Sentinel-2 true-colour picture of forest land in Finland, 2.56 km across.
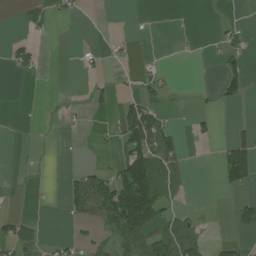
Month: July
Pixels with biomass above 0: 24%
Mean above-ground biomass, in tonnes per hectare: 29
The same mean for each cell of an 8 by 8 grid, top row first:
4 23 9 0 0 0 0 2
31 0 9 12 0 3 5 34
5 1 4 11 24 5 0 59
0 1 4 11 88 5 13 1
1 1 0 9 120 42 10 72
4 1 39 55 167 58 0 90
4 3 40 137 193 30 3 35
56 10 23 43 102 109 21 16
